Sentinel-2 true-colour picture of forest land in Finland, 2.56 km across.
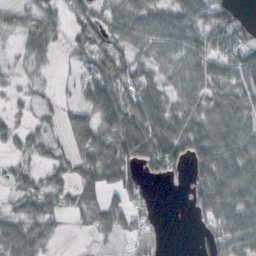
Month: October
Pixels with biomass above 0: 75%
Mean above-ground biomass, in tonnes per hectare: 43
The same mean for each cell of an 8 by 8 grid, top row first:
28 40 42 44 66 55 42 14
16 39 31 51 46 56 47 39
12 9 23 68 52 43 39 51
13 22 39 68 88 56 58 65
21 35 46 63 91 79 78 69
21 24 46 64 30 22 64 65
26 36 39 44 27 0 53 78
58 30 2 17 31 0 35 63
